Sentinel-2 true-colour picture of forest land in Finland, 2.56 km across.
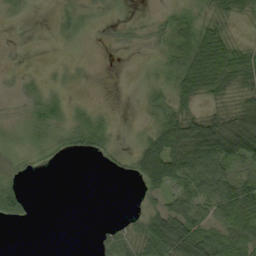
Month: September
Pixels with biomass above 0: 53%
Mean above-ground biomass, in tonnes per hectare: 27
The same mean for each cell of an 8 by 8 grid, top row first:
2 1 8 2 3 15 20 22
1 0 0 6 7 30 51 26
6 6 3 0 4 37 58 39
7 39 15 6 13 43 27 60
17 26 28 17 44 92 106 112
14 1 0 4 42 36 42 46
36 0 0 0 17 45 50 87
0 0 0 28 54 83 80 77
